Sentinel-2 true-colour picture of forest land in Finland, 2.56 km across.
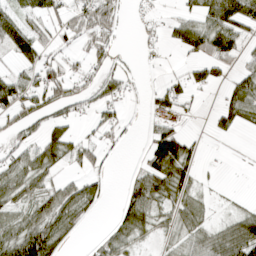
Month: April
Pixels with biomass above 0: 54%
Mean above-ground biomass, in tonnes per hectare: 41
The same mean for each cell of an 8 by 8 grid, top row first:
56 50 61 54 20 23 55 89
67 46 27 39 19 27 75 45
53 79 40 41 8 23 43 44
64 39 21 33 13 39 11 60
32 64 46 21 19 97 4 1
52 42 31 11 57 65 0 3
38 55 53 9 74 45 18 5
64 91 8 46 26 35 53 81
